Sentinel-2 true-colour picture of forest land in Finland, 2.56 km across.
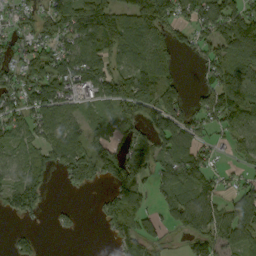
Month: September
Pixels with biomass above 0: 72%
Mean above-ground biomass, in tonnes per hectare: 67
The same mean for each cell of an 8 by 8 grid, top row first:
34 57 103 112 111 60 100 94
41 55 86 93 91 49 57 97
54 100 81 92 107 43 48 112
65 87 42 36 82 81 62 95
55 81 80 60 77 104 31 46
64 46 65 63 66 93 62 25
70 23 10 71 63 73 86 99
36 2 4 26 69 13 81 88
